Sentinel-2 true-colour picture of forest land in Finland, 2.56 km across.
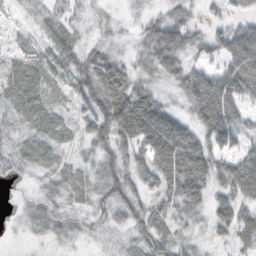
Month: October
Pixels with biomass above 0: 81%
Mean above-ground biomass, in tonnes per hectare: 34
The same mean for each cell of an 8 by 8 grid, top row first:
7 24 16 8 21 32 13 23
16 23 33 17 28 61 32 68
38 23 35 63 26 35 59 76
30 39 30 73 69 31 75 42
22 43 29 52 44 72 41 30
13 24 30 38 43 56 49 58
5 24 19 36 35 38 32 38
3 19 15 12 35 32 15 31
